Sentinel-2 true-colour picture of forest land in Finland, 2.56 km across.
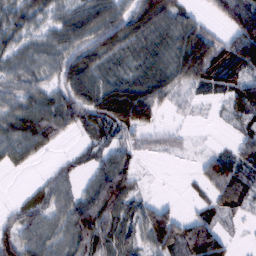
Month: February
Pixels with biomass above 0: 78%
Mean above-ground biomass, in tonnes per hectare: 52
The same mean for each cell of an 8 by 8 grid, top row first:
53 39 63 82 86 55 23 92
41 48 69 76 38 52 94 86
44 39 89 39 47 56 68 57
56 72 77 92 90 23 6 50
55 35 16 43 26 16 5 35
2 26 30 114 9 0 62 50
28 68 90 95 47 19 37 32
83 68 78 71 53 79 71 5
